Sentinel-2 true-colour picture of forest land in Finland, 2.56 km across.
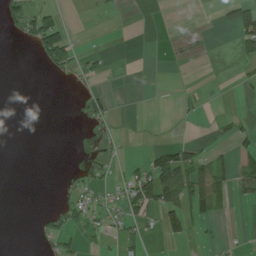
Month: July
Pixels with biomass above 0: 22%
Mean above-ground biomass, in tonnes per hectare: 17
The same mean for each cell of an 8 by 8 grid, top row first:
43 52 0 2 0 0 0 73
2 74 10 1 0 2 2 30
0 4 12 1 0 0 0 11
0 0 10 17 0 6 2 5
0 0 0 7 1 34 8 22
0 0 9 7 55 109 77 47
0 6 30 13 46 87 54 3
0 17 18 10 20 30 4 3
